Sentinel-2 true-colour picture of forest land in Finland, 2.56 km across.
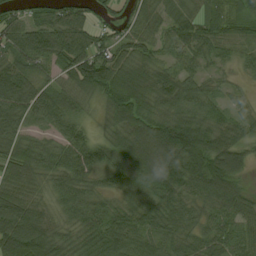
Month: August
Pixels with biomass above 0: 93%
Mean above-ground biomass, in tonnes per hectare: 72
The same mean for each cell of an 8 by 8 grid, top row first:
45 54 61 30 48 64 61 69
80 80 96 80 64 52 53 49
92 46 101 97 96 84 36 21
91 88 44 71 83 80 62 29
70 47 68 68 117 176 107 68
61 57 80 62 122 122 116 60
88 43 77 48 102 76 55 55
102 87 51 88 68 73 62 58
